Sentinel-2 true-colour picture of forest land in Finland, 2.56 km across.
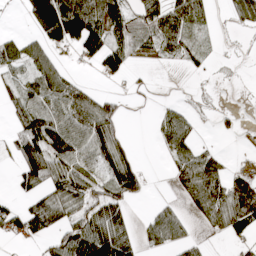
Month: April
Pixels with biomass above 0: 55%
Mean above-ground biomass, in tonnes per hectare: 51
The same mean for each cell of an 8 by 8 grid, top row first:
2 195 176 85 55 81 35 67
54 66 62 81 21 49 13 2
43 78 16 17 5 0 4 2
47 79 85 60 0 33 5 9
46 96 79 97 0 63 9 1
31 76 57 73 44 33 92 42
32 86 53 74 5 27 70 107
19 40 114 126 34 51 10 34
